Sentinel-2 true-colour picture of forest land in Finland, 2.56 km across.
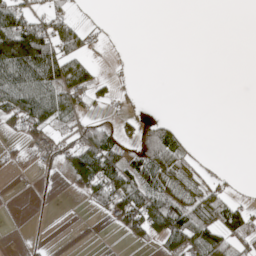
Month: May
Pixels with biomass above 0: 39%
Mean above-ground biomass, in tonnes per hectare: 37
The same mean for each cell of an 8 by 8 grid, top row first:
80 57 13 2 0 0 0 0
172 121 57 7 0 0 0 0
108 102 68 24 0 0 0 0
73 84 40 13 11 1 0 0
11 41 80 72 86 65 1 0
0 7 78 103 84 54 24 5
0 1 3 68 118 94 66 49
1 3 0 1 39 84 77 50
